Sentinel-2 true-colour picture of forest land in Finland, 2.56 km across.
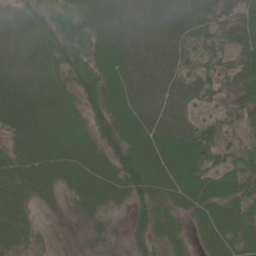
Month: June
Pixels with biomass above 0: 93%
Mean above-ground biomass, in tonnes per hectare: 55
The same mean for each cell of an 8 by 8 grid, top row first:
36 43 63 51 52 67 60 57
26 46 47 78 70 65 37 51
38 39 57 68 78 67 43 50
64 67 54 78 80 83 25 37
48 79 70 70 83 92 60 26
61 64 67 69 85 74 66 51
65 23 37 42 48 51 68 51
48 10 19 27 46 39 45 56
